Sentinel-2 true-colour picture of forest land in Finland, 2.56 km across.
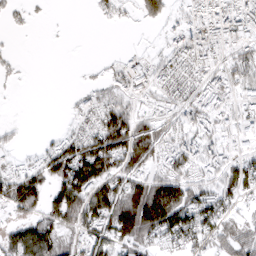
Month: March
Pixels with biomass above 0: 61%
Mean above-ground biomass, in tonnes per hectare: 44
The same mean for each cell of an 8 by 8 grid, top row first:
15 3 0 21 39 19 34 39
6 0 0 0 5 29 37 33
6 0 3 28 35 38 29 42
0 0 21 91 29 36 41 28
17 20 70 121 110 43 36 20
53 61 100 84 66 63 33 61
55 60 98 106 139 115 65 22
62 75 40 73 63 49 45 56
